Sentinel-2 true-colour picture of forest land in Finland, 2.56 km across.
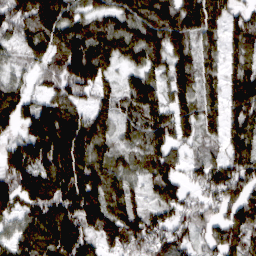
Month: March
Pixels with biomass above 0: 91%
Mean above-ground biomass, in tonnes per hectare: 114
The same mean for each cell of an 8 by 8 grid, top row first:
122 177 96 124 146 159 153 63
59 118 163 125 147 122 72 74
61 69 166 61 116 116 78 128
141 131 81 100 130 104 90 124
87 215 176 86 90 76 48 113
166 157 167 117 80 90 95 119
102 156 179 130 76 104 68 126
106 163 156 88 116 88 59 93
